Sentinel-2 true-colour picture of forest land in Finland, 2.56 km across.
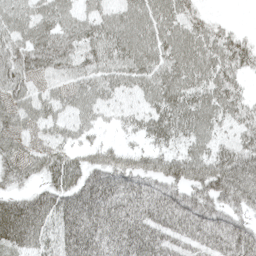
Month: May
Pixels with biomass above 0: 90%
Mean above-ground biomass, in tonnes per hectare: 63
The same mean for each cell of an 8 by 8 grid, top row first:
54 60 50 49 62 56 19 1
70 73 63 62 63 64 60 54
76 49 53 54 58 69 62 38
61 54 54 35 47 72 66 53
53 51 45 32 38 46 53 67
51 56 73 78 72 73 90 97
80 82 100 80 79 92 70 58
86 66 106 71 95 72 77 89
